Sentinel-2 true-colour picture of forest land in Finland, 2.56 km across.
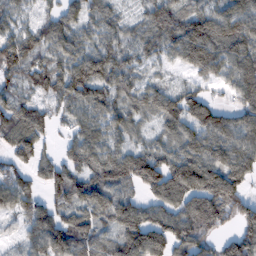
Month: February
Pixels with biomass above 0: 88%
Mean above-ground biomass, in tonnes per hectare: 100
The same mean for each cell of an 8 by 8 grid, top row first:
66 63 77 54 56 95 115 117
154 92 87 93 78 112 173 131
77 116 173 115 61 38 61 97
122 69 87 91 71 109 62 79
117 30 88 86 58 94 122 90
95 89 85 120 151 180 166 125
84 86 106 138 107 110 143 99
33 152 105 76 187 128 64 125
